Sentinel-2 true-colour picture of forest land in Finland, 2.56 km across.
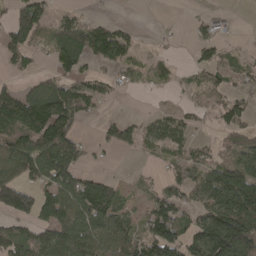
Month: April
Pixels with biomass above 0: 60%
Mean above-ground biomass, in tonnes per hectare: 74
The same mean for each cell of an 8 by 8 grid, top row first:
78 60 31 8 1 2 19 1
85 53 173 127 11 7 62 9
27 65 52 29 23 19 33 34
152 173 83 5 12 35 29 55
101 162 61 66 52 58 26 76
79 123 99 24 9 58 71 176
153 136 146 113 35 90 126 179
89 97 135 118 91 90 185 160
